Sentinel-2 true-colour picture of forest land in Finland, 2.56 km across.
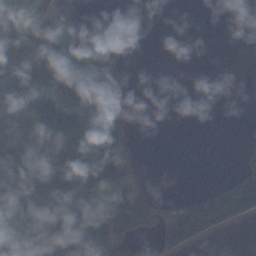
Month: November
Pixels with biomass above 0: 45%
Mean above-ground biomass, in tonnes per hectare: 39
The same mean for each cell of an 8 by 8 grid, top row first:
19 39 12 0 0 0 0 0
87 77 51 5 0 0 0 0
86 75 87 47 0 0 0 0
91 87 76 72 0 0 0 0
88 93 87 74 0 0 0 7
83 90 97 68 14 0 0 37
62 67 97 53 58 21 55 60
23 69 94 90 8 52 15 0
